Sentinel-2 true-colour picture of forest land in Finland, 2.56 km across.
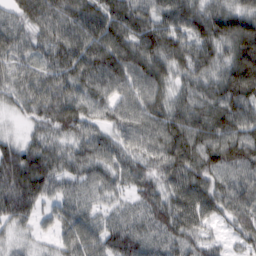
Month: February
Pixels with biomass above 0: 93%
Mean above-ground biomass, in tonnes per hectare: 74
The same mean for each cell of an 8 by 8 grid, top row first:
44 92 92 98 83 86 94 85
64 68 93 116 97 81 86 104
61 77 82 92 93 58 72 127
29 91 84 61 87 84 101 99
54 47 62 63 70 110 106 121
89 43 61 62 69 91 81 77
23 37 52 37 63 87 74 65
24 21 80 81 70 74 47 39
